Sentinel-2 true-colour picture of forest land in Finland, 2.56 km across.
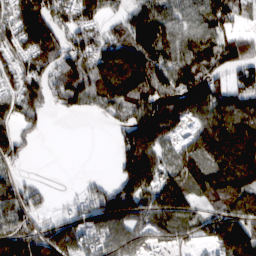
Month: February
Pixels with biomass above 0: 78%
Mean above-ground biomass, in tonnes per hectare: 104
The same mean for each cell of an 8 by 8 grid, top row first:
132 163 117 44 119 88 121 59
78 128 121 126 167 106 121 91
77 104 154 199 175 134 129 101
88 36 51 79 140 131 121 121
80 1 0 27 159 60 153 201
48 6 6 32 164 103 129 172
114 39 68 157 114 132 60 108
164 127 121 127 65 65 79 172
